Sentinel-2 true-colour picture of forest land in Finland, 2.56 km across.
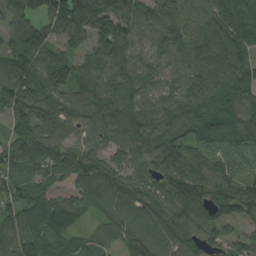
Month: September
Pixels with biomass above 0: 95%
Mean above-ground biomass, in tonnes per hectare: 94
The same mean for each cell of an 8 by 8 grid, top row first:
93 104 164 146 88 83 104 97
78 98 58 141 55 84 117 103
109 122 86 85 77 47 116 126
72 85 86 95 84 87 121 105
78 89 49 83 96 128 103 108
62 77 102 85 74 133 110 64
87 120 80 108 101 112 104 111
110 112 48 58 108 85 76 48
